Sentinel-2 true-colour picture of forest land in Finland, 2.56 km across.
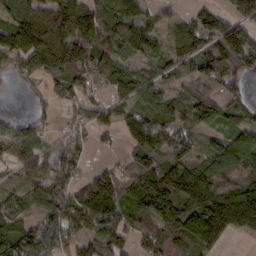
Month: February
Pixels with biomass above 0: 79%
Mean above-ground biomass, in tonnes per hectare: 97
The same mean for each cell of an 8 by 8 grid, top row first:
148 168 167 97 66 37 91 132
128 220 120 89 74 63 95 172
37 105 100 93 76 64 99 77
6 34 59 55 76 75 89 56
85 52 41 16 117 94 48 88
38 71 49 86 150 125 94 85
72 91 161 144 107 151 178 223
140 120 85 122 73 129 152 26
